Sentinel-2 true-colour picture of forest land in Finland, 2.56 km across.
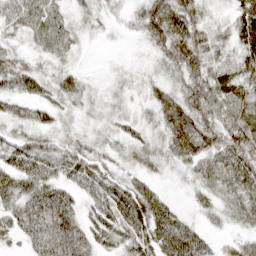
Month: March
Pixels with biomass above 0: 89%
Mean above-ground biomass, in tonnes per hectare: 39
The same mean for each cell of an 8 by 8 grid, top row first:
44 60 18 12 43 61 23 52
21 43 16 2 13 64 42 40
55 33 26 12 19 31 45 43
33 34 16 15 16 61 52 45
47 37 32 19 28 53 52 61
66 51 48 41 25 14 44 65
44 67 32 64 74 27 24 47
24 57 47 45 58 73 27 20
